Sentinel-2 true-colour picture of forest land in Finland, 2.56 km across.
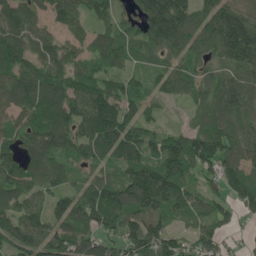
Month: May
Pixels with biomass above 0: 89%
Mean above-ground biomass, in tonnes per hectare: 110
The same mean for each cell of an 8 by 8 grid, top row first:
118 77 74 100 132 188 115 132
129 91 74 110 84 106 93 181
126 135 100 74 51 95 64 97
105 142 138 168 86 10 77 98
91 137 115 161 122 107 146 107
127 99 60 73 162 135 67 133
115 100 132 171 147 107 76 93
139 126 126 88 146 100 105 34
